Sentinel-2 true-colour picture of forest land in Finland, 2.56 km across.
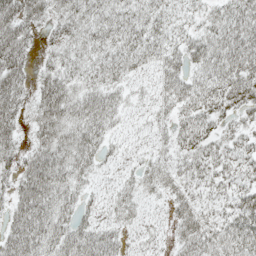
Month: May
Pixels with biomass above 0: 83%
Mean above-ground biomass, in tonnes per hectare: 33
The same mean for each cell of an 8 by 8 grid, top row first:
51 32 36 34 32 21 21 40
54 14 29 32 37 25 39 46
47 32 28 30 19 33 35 47
43 48 40 34 16 28 34 28
32 42 43 21 14 23 32 24
38 56 30 16 28 28 31 23
35 43 26 23 20 26 20 39
47 41 41 31 22 23 40 46
